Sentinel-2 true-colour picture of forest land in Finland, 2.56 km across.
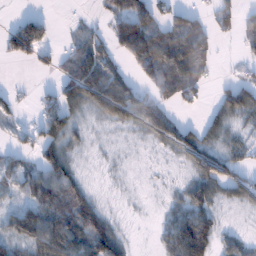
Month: January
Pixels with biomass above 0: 65%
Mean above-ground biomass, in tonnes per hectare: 51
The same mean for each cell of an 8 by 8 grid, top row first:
2 0 4 56 110 49 28 45
62 17 53 59 153 119 66 16
3 7 109 95 50 104 30 25
24 64 48 119 94 28 22 75
19 64 25 9 16 68 45 30
53 83 32 6 3 8 78 52
46 93 89 10 3 40 66 25
64 93 92 100 1 96 85 43
